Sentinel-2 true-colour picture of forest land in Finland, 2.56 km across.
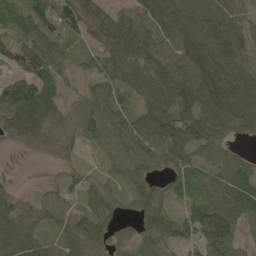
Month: May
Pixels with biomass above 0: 91%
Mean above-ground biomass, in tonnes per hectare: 86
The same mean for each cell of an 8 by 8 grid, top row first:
79 78 121 96 78 120 112 89
82 118 39 133 110 94 121 112
74 100 39 88 110 130 135 115
136 100 74 112 104 122 116 129
43 74 47 71 113 134 97 34
9 8 41 42 62 69 69 100
84 69 60 62 74 42 104 101
103 46 118 55 61 71 132 64
